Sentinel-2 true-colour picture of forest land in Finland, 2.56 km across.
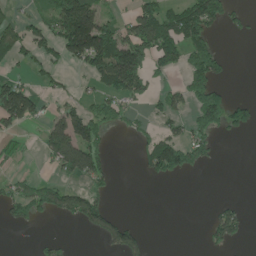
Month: June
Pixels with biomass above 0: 37%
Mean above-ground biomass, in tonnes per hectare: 59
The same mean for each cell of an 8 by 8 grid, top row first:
29 67 216 38 113 97 138 22
82 68 182 150 117 125 96 0
37 31 12 118 79 18 124 0
132 29 66 67 22 54 140 60
26 94 150 18 55 100 64 3
23 16 74 27 23 51 3 0
73 73 94 31 0 0 11 34
0 17 0 75 34 0 34 29
